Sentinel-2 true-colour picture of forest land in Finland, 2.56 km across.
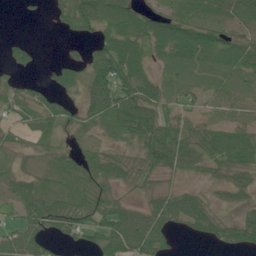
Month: June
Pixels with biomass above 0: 74%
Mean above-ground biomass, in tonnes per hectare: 47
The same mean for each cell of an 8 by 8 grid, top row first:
2 10 71 58 52 52 46 46
31 0 14 80 65 86 71 64
23 18 47 103 64 34 22 33
35 51 45 78 99 43 23 47
35 28 24 19 75 87 66 76
37 30 51 54 39 27 26 47
35 62 66 61 39 71 43 32
57 37 28 71 81 14 31 55
